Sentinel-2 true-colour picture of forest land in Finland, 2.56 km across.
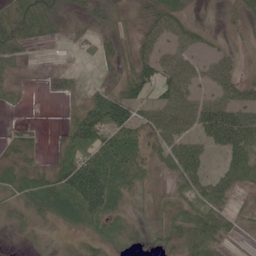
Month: June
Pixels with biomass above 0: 71%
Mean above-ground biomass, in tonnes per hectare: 36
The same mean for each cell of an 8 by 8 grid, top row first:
50 43 12 30 25 46 4 24
44 6 11 18 38 41 13 9
12 7 6 11 56 67 34 29
6 0 33 74 39 74 69 51
31 5 63 77 36 60 42 59
38 38 106 84 25 32 36 55
23 57 80 48 20 42 61 13
6 9 14 32 20 35 53 7
